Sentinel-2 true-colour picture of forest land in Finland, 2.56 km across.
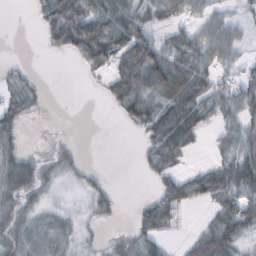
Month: October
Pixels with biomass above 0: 62%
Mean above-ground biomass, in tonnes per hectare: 37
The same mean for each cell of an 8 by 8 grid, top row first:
0 49 67 73 44 44 40 18
0 15 73 88 71 55 72 27
19 2 6 44 73 79 51 51
39 4 0 10 51 86 44 51
26 4 4 0 26 74 10 51
59 22 14 2 10 35 59 97
36 18 10 20 29 42 20 76
34 33 15 13 44 9 69 47
